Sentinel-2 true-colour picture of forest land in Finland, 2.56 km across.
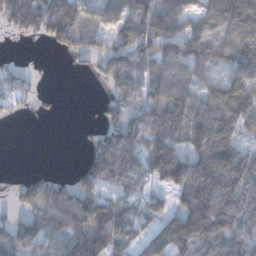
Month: December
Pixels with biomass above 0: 72%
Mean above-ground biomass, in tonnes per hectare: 95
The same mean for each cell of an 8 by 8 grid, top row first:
158 157 123 86 131 115 94 151
0 28 78 80 111 101 90 127
72 4 4 99 127 113 69 131
33 11 0 78 129 129 108 116
0 0 12 152 127 138 149 67
8 44 64 136 109 151 152 117
34 122 156 137 79 66 152 104
136 101 163 141 68 148 106 82
